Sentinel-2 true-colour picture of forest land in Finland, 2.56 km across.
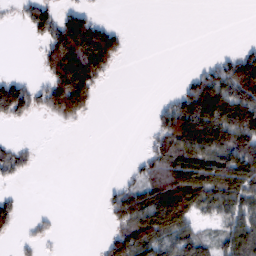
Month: February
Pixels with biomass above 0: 45%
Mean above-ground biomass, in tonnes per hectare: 56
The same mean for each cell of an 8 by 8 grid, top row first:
14 90 58 2 0 0 0 0
0 79 180 114 0 0 0 18
46 71 187 16 0 4 98 152
96 52 77 0 0 126 172 143
24 0 0 0 13 117 129 116
26 0 0 1 59 121 113 123
41 4 0 51 103 168 64 84
16 16 0 61 115 96 38 104
